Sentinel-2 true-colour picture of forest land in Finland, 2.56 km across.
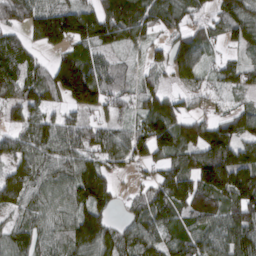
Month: March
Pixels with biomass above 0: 86%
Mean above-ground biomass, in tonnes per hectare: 102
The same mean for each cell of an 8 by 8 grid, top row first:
109 149 148 145 150 103 55 113
88 81 93 74 57 109 63 60
118 105 221 103 51 54 41 80
75 72 84 65 102 107 57 70
83 108 114 97 119 149 176 126
109 85 127 65 40 135 160 176
81 78 113 62 109 125 137 155
96 71 123 105 116 90 89 119
